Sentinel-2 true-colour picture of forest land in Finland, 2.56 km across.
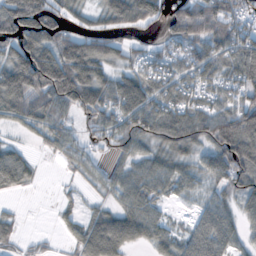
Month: October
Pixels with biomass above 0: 78%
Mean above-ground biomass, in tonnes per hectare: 65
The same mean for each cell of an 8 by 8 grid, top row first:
136 102 39 74 92 76 104 61
83 102 113 65 34 50 82 82
129 142 129 56 57 60 54 76
82 96 64 75 86 73 63 88
22 44 39 52 61 77 66 122
76 2 23 41 64 57 47 70
8 1 25 39 66 8 49 43
32 9 58 108 50 47 94 37
